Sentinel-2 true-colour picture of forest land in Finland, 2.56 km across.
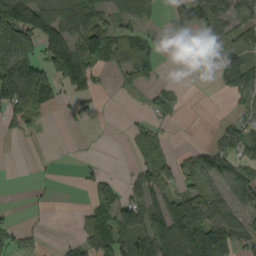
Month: September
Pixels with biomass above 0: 51%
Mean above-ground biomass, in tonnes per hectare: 52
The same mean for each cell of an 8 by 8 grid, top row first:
152 102 85 49 47 37 97 62
126 120 88 66 58 9 51 49
199 90 127 11 28 9 6 84
82 20 20 2 15 18 0 32
2 2 3 2 45 7 15 69
3 3 11 17 51 36 45 60
5 3 12 79 105 106 89 43
36 5 44 109 106 103 134 48
